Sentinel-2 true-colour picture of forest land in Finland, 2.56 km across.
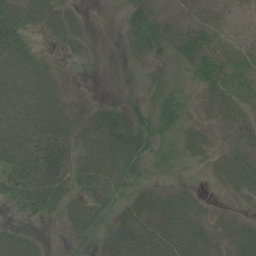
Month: July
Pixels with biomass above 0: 64%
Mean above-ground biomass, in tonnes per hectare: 30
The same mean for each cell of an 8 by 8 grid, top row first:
79 55 19 0 26 13 18 16
77 10 15 0 18 15 34 29
86 49 2 0 0 1 41 39
77 54 18 20 7 4 20 34
105 65 22 33 20 6 23 28
62 64 32 39 8 2 8 40
21 40 25 24 32 41 14 7
51 5 5 46 67 57 27 28
